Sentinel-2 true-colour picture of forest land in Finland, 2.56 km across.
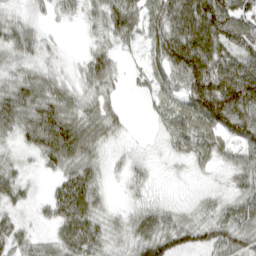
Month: April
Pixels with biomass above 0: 88%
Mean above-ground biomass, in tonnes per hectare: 61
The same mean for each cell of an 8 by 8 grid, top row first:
34 21 29 73 77 108 127 96
66 26 9 45 44 117 109 94
59 53 42 49 35 66 128 149
87 95 63 45 9 64 114 133
32 107 96 24 6 49 68 72
44 21 83 13 26 7 12 52
36 41 102 19 38 26 34 67
51 34 104 47 79 79 70 75
